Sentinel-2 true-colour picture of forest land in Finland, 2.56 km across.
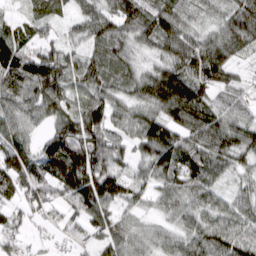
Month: March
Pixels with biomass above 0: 91%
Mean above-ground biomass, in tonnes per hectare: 79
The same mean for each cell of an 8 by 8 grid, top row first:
31 61 57 74 83 92 43 103
81 70 50 88 45 90 104 77
104 135 76 82 87 128 97 38
75 76 94 76 73 105 96 54
81 72 127 88 71 105 95 98
108 115 161 133 55 94 81 47
60 60 86 61 39 57 66 61
53 23 38 64 48 55 88 88
